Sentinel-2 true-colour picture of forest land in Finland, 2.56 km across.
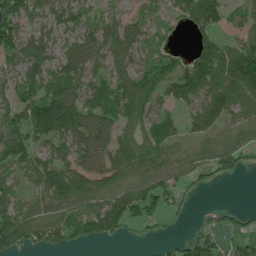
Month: July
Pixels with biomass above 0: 78%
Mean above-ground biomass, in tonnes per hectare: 75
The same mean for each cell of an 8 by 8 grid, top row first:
94 56 47 40 36 51 101 53
77 53 63 65 47 21 93 88
74 97 86 76 97 95 152 152
91 169 106 82 100 39 125 103
100 64 70 75 78 50 79 91
46 78 84 79 100 87 52 37
62 81 86 128 84 31 28 25
116 81 79 47 10 19 59 47
